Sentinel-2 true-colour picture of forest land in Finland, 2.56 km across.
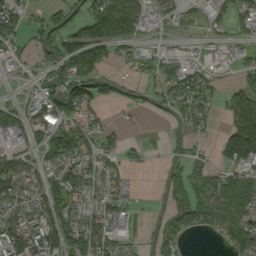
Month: September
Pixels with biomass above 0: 67%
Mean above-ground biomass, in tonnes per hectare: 68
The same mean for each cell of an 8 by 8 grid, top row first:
91 64 78 136 65 37 47 46
46 97 164 89 24 31 34 32
25 72 140 55 30 94 48 60
78 106 88 6 27 45 34 126
47 92 89 40 27 20 14 184
96 65 95 58 2 53 66 88
72 89 63 85 9 92 86 83
138 124 111 73 27 58 2 76
